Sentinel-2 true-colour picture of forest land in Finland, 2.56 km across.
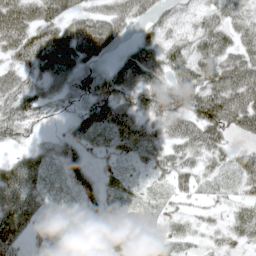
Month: May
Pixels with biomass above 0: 89%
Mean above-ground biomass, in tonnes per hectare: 61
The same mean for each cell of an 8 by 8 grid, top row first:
85 81 54 75 49 37 53 56
85 112 100 45 65 64 83 68
61 75 61 72 84 81 107 123
96 47 57 92 63 82 133 121
37 25 53 47 64 59 78 27
112 44 54 26 26 55 32 57
146 25 33 32 24 22 22 34
80 33 25 32 28 34 22 35
